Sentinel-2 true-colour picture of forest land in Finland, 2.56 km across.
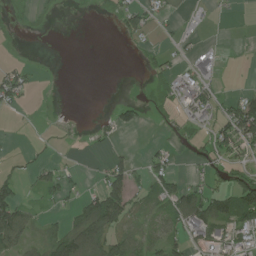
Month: July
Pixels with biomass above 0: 38%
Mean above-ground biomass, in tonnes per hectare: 32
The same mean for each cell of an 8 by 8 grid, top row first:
6 5 1 16 48 6 3 3
2 0 0 0 13 11 15 1
55 1 0 0 6 50 41 0
9 1 0 22 17 19 38 111
1 8 4 18 8 16 41 76
32 39 11 72 33 45 34 46
95 10 56 102 27 72 86 107
64 61 118 62 42 43 58 38
